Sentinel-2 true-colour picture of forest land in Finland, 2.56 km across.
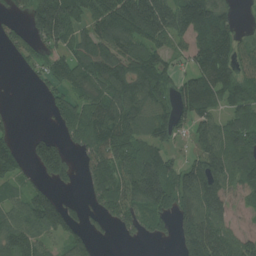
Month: July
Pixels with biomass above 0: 72%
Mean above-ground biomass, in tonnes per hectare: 101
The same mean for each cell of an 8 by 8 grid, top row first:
32 220 114 183 232 152 173 29
41 71 99 138 129 43 161 84
1 57 103 152 144 71 124 108
9 30 109 140 110 110 96 114
55 91 79 184 104 36 129 128
74 72 49 139 208 105 170 100
66 155 39 102 122 106 164 35
111 59 67 14 31 64 164 76
